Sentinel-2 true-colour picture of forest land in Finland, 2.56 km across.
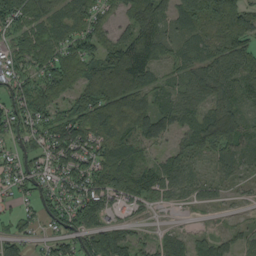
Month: September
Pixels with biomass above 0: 83%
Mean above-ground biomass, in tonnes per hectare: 63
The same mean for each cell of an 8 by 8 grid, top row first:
94 66 68 30 106 60 79 71
57 80 82 78 90 48 59 72
69 74 59 110 80 39 76 77
94 77 68 110 81 68 62 41
55 74 86 82 48 33 71 59
63 59 96 95 78 58 21 29
29 66 96 36 12 15 20 10
53 35 73 119 30 36 42 30
